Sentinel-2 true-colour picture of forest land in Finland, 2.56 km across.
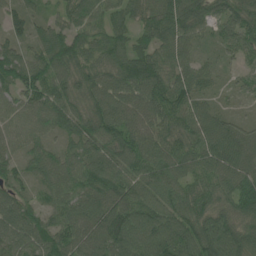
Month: June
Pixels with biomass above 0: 97%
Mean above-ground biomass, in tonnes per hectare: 90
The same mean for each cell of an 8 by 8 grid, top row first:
59 46 85 69 77 113 75 95
64 110 86 82 77 107 42 80
99 106 84 89 119 98 57 39
75 103 85 111 102 107 85 23
66 56 87 96 101 94 121 87
63 81 95 107 93 93 94 100
89 62 101 117 105 93 93 101
81 102 107 124 117 122 140 116
